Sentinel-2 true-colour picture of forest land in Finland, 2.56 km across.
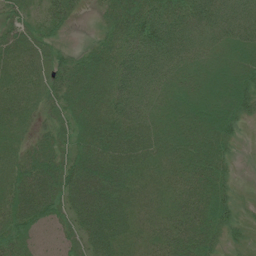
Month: July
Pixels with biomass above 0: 92%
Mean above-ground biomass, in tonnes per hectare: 45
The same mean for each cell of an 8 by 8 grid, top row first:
35 34 11 41 83 62 70 66
46 31 13 53 83 68 40 43
46 44 53 74 61 39 38 51
46 28 53 61 48 35 50 45
30 35 44 64 49 39 46 12
49 61 72 61 39 38 50 7
57 55 58 59 38 43 52 21
42 13 37 54 30 50 40 12
